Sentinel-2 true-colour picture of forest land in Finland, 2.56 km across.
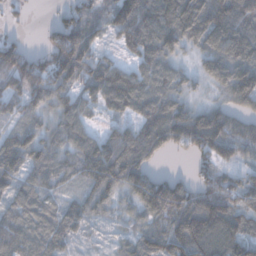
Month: December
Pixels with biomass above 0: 86%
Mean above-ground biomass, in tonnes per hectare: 84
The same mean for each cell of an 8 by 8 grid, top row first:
16 3 71 84 132 137 139 113
74 68 154 25 111 74 95 124
129 126 95 138 99 67 61 147
53 64 67 54 90 99 86 57
93 73 72 112 119 80 132 99
77 61 69 127 86 35 52 46
62 50 67 51 93 144 103 74
76 74 29 25 77 90 116 88
